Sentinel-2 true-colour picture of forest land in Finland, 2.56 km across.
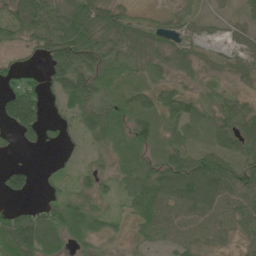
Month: June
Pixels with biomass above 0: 74%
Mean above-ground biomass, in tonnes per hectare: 45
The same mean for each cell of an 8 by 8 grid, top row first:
56 68 78 53 15 21 14 20
21 58 99 44 41 34 11 26
35 45 82 28 26 25 13 26
106 27 57 52 48 55 35 54
24 22 15 37 46 46 39 66
57 10 21 28 51 81 101 65
31 54 63 15 46 73 79 56
116 83 31 12 22 53 36 19
